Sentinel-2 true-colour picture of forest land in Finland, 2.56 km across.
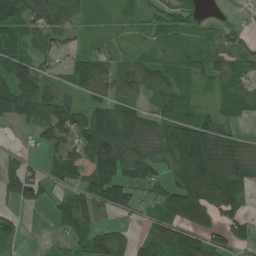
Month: June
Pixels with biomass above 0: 79%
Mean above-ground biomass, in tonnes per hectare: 104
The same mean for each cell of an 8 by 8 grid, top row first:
175 145 67 44 57 91 31 21
131 79 45 47 41 59 71 71
164 84 104 107 111 86 68 87
149 110 99 130 90 107 55 64
15 76 127 196 124 198 206 91
135 73 106 195 119 135 250 192
43 33 124 110 49 174 195 97
62 13 104 145 97 182 124 91
